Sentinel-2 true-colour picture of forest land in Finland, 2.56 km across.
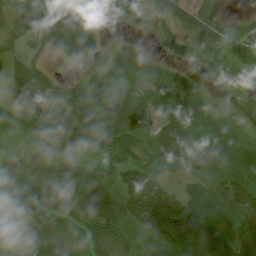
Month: August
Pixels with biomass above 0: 79%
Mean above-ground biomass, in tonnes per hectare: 50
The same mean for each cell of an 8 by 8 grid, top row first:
39 63 87 22 50 80 66 14
21 33 32 30 27 43 61 80
39 38 25 55 66 57 11 1
21 51 68 94 93 86 53 4
5 36 45 75 39 83 79 43
51 34 39 46 68 18 48 72
42 67 50 32 109 78 59 69
15 58 51 61 31 63 57 77
